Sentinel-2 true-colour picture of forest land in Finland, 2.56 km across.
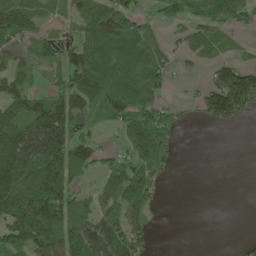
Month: May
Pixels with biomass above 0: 63%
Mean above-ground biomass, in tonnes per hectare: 80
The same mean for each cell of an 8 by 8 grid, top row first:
138 47 80 118 37 62 82 63
58 45 83 92 85 26 59 19
87 27 124 92 87 17 46 176
122 170 97 82 105 40 114 111
214 189 95 20 121 45 0 0
209 179 52 80 93 12 0 0
185 207 62 85 81 5 0 0
120 149 135 138 52 0 0 9
